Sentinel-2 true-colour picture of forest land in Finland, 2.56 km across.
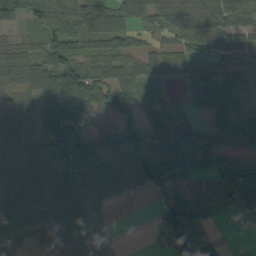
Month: September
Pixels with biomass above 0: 81%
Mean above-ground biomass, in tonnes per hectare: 60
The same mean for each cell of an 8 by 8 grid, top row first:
58 70 71 75 53 74 67 62
52 70 67 69 47 52 54 66
63 96 121 86 60 24 51 21
51 88 85 62 39 16 35 36
50 80 100 77 65 79 32 38
97 59 87 90 80 62 45 76
125 66 91 21 0 109 57 41
46 33 50 17 0 73 28 1
